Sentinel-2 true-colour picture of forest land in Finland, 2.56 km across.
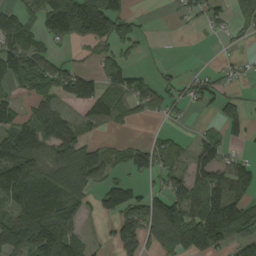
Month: August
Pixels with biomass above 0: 61%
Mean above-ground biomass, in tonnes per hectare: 93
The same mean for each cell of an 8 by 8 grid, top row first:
82 122 265 196 16 22 63 40
128 57 39 95 26 0 2 17
102 124 110 90 59 44 65 35
70 92 59 88 58 32 25 83
140 115 129 29 48 46 92 33
182 139 186 52 43 103 109 120
106 161 93 87 133 170 156 132
133 180 80 51 124 214 188 68
